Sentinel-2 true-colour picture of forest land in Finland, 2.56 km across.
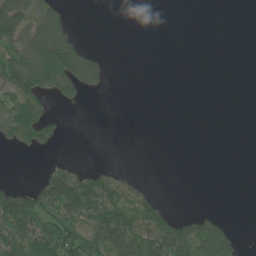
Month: June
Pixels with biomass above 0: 34%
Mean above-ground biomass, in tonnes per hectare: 43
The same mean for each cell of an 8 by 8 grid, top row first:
119 99 0 0 0 0 0 0
101 206 84 1 0 0 0 0
154 172 151 13 0 0 0 0
89 31 4 0 0 0 0 0
31 32 0 0 0 0 0 0
1 35 41 24 5 0 0 0
132 85 98 88 89 8 8 0
117 117 130 116 98 139 143 21
